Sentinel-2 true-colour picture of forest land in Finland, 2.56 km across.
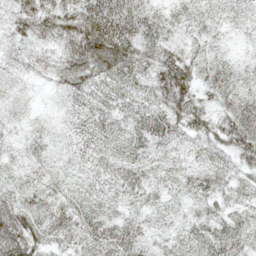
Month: May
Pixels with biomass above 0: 95%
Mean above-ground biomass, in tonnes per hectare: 41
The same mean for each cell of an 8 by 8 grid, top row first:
46 67 74 83 52 31 21 15
18 35 98 109 57 33 20 7
13 22 66 60 41 100 34 24
11 5 33 38 48 64 47 55
15 23 32 38 37 23 40 62
24 33 30 34 29 24 41 30
65 53 49 28 29 15 26 33
83 47 40 60 26 23 46 45
